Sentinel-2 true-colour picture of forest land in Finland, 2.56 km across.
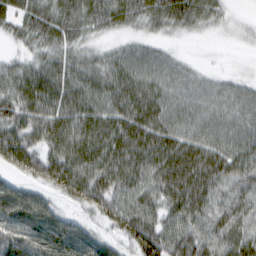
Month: February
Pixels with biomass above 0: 91%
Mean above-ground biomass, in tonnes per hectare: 56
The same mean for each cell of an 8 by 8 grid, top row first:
49 62 61 58 53 58 43 9
19 49 42 26 28 10 2 8
64 68 62 67 58 40 23 18
61 66 71 63 74 46 43 42
78 57 74 77 77 68 57 49
38 71 79 72 60 83 76 57
84 59 37 68 58 58 61 57
71 91 96 39 97 65 66 62
